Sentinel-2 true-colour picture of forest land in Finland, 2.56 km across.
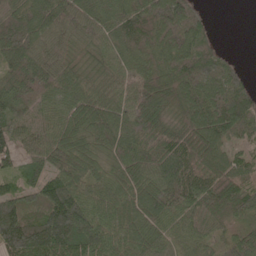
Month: May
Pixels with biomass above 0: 93%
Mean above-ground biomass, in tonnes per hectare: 83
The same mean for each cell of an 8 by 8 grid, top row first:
81 84 90 80 122 130 27 0
115 76 38 59 85 115 62 1
81 93 54 53 100 115 100 53
71 58 78 68 106 72 118 130
69 77 71 69 92 90 101 50
52 77 80 64 75 109 103 74
107 114 122 77 82 88 88 81
176 166 99 80 66 57 48 64
